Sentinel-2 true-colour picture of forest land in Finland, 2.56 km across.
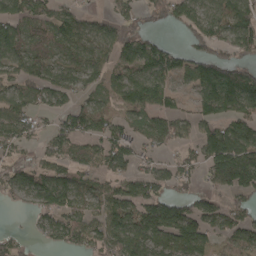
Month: April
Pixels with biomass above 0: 72%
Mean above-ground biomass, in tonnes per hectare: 83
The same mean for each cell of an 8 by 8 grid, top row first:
105 67 57 54 42 68 89 113
103 72 77 92 97 45 63 96
67 85 77 72 126 66 134 128
86 46 91 65 92 69 66 91
62 54 60 98 53 49 121 131
81 103 74 74 67 61 53 163
21 95 77 121 119 117 82 55
32 39 77 116 134 138 87 81
